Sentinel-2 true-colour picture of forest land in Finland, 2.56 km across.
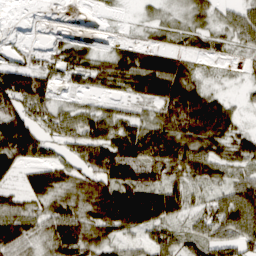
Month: March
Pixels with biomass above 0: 81%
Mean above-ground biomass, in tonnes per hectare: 52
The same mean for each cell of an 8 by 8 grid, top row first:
3 9 15 7 13 15 34 41
22 31 37 30 51 34 32 25
91 51 33 63 99 104 15 9
81 51 45 36 25 87 107 22
122 42 60 82 99 85 65 51
35 67 46 90 66 48 49 41
47 42 47 109 116 58 41 86
71 45 69 40 29 40 58 61
